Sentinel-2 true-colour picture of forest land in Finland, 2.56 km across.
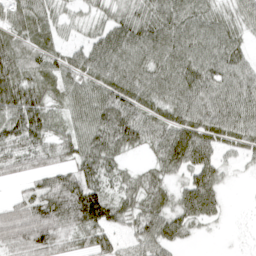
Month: April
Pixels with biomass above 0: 86%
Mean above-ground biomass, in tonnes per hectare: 52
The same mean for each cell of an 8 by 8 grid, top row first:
49 44 25 36 49 64 50 47
52 45 36 67 64 64 58 41
66 48 52 66 59 66 67 67
77 56 49 75 58 60 67 74
64 49 54 62 45 90 65 47
26 44 62 43 36 37 61 8
39 69 101 68 54 54 60 2
55 60 35 35 53 44 5 4
